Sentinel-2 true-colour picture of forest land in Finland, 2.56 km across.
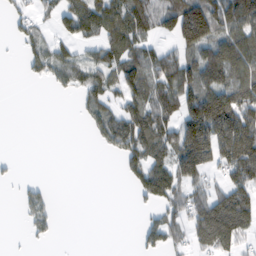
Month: February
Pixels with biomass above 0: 54%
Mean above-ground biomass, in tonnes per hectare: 71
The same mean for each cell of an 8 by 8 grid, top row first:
34 25 127 111 99 128 144 140
12 64 33 90 64 67 111 141
1 45 65 67 106 127 114 95
0 0 18 73 111 98 196 141
0 0 0 73 133 127 166 193
18 1 0 0 118 113 55 111
20 51 0 0 24 76 143 154
2 19 0 0 50 50 122 73
